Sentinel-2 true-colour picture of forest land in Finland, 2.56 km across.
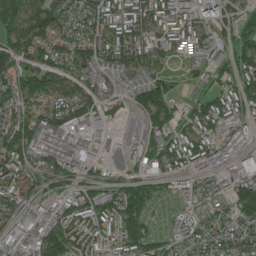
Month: June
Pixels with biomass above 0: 88%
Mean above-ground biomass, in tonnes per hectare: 99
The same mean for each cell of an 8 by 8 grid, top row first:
127 130 80 97 115 123 105 108
132 116 102 129 110 68 103 129
117 119 95 78 118 34 57 99
86 101 100 51 142 80 133 72
133 91 63 54 83 109 107 127
110 73 81 64 79 66 79 124
76 79 146 134 145 47 80 127
67 144 114 89 145 65 92 91
